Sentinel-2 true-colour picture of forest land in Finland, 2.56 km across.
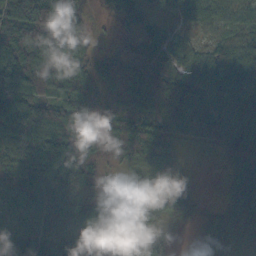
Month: October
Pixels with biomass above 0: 92%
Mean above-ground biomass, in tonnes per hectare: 88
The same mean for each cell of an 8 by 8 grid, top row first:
108 114 54 28 43 45 61 58
121 127 69 31 64 60 59 82
116 91 97 79 110 97 95 100
115 121 142 103 84 79 83 46
112 150 159 75 112 63 45 58
141 150 134 45 86 98 0 67
129 168 148 125 77 70 12 88
117 115 96 112 81 6 57 74
